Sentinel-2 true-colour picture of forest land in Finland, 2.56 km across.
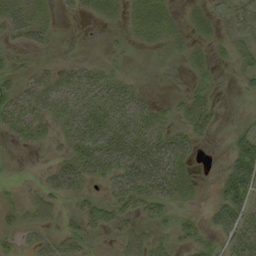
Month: September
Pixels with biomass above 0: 69%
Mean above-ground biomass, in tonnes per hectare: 27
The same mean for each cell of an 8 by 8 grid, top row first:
41 22 14 29 57 18 25 21
19 13 9 7 13 22 16 26
27 21 27 26 5 8 16 16
48 25 31 33 28 19 34 4
14 16 38 42 43 38 7 41
5 16 41 32 50 52 7 83
27 32 20 33 25 21 17 57
22 32 37 14 32 20 18 49
